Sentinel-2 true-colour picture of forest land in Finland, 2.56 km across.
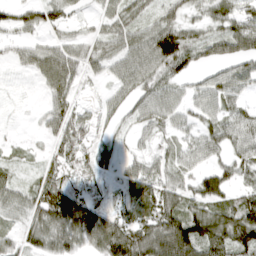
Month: April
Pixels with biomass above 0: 79%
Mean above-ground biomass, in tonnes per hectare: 56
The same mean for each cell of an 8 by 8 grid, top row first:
46 54 16 41 32 44 47 60
26 44 43 45 72 122 54 67
2 59 40 33 63 50 37 57
2 50 35 39 58 47 50 52
15 26 57 41 20 36 54 63
23 32 31 29 70 45 64 47
48 132 126 35 66 77 71 84
45 86 81 121 115 142 104 98
